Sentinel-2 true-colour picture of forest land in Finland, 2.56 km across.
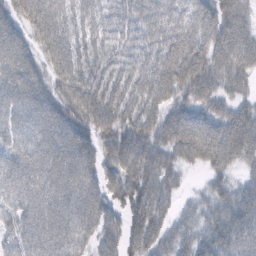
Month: February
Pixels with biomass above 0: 93%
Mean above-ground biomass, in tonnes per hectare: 78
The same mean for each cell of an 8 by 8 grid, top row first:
69 108 61 64 66 80 88 89
88 85 70 70 65 99 91 87
87 64 85 75 72 102 77 52
74 82 91 85 78 68 72 59
78 83 83 72 80 90 114 94
96 88 94 62 100 48 36 38
90 87 89 60 94 36 53 92
71 89 69 63 92 60 78 81
